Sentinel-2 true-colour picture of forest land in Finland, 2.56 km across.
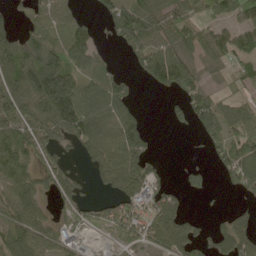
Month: May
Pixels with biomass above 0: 67%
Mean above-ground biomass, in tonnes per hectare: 77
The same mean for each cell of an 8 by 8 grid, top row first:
28 68 34 91 114 68 50 82
104 114 101 23 104 88 108 90
142 202 104 96 42 104 41 40
113 135 154 120 23 24 105 83
110 75 71 116 81 0 46 88
116 65 23 99 103 8 31 88
119 29 50 77 76 79 5 27
92 64 45 27 68 115 57 102
